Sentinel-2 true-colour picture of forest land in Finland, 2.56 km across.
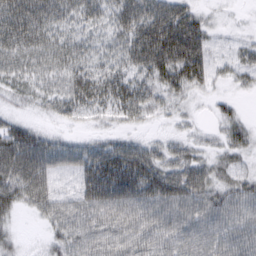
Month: March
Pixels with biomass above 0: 88%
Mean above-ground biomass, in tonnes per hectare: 41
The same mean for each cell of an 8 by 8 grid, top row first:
64 53 40 40 60 64 15 3
46 43 32 29 74 87 40 28
31 30 49 46 44 60 32 23
18 19 32 35 43 23 11 16
63 42 25 34 32 25 20 38
59 46 44 81 56 55 47 34
32 41 46 57 47 49 48 44
16 21 46 47 46 45 45 49
